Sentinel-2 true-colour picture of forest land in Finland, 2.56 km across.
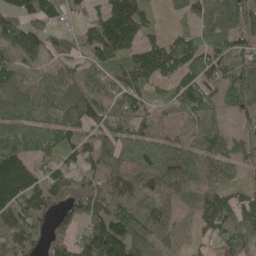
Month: May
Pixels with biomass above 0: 87%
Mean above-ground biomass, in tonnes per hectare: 89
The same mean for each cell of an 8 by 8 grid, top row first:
102 91 44 173 97 34 93 103
104 79 72 166 93 92 97 78
50 48 72 84 108 85 96 103
61 56 118 98 76 60 86 74
71 59 97 103 101 59 87 56
232 84 84 108 100 87 45 43
129 91 113 123 84 43 104 103
92 75 102 201 99 29 45 72
